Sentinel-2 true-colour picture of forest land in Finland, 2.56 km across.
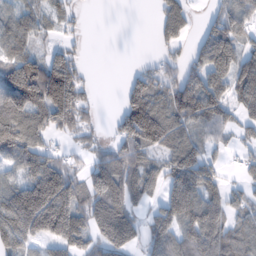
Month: February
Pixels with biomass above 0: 73%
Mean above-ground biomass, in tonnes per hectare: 87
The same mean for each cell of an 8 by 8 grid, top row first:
64 42 13 0 0 83 25 93
75 32 17 0 0 39 131 93
147 164 73 0 70 68 127 140
145 143 82 13 170 115 131 81
139 56 24 33 100 99 52 35
57 168 58 142 111 121 91 26
211 254 108 147 44 152 117 56
135 96 84 117 58 91 113 92
